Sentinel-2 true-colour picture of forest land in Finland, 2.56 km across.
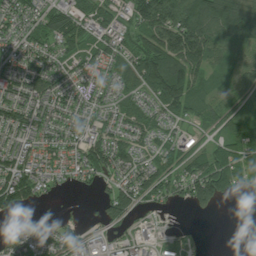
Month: July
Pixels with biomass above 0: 78%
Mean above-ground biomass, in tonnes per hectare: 79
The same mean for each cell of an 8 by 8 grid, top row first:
75 70 71 73 118 138 151 170
64 72 71 72 113 165 125 68
104 96 65 56 128 156 66 61
92 85 73 48 60 88 68 111
64 64 84 107 60 67 41 114
149 63 64 75 114 95 160 80
68 7 5 84 46 19 46 2
99 99 79 63 32 35 2 1
